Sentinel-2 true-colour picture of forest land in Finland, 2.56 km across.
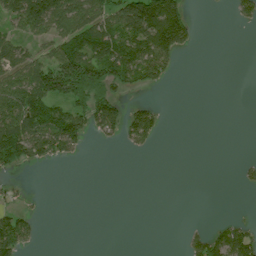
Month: July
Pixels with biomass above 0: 38%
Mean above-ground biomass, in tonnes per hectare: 54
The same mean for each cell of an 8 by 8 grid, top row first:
105 165 128 101 210 152 1 36
58 58 121 138 126 115 0 0
112 156 217 114 80 9 0 0
158 97 88 104 61 0 0 0
132 127 63 13 40 0 0 0
16 0 0 0 0 0 0 18
32 1 0 0 0 0 0 1
122 0 0 0 0 0 71 87
